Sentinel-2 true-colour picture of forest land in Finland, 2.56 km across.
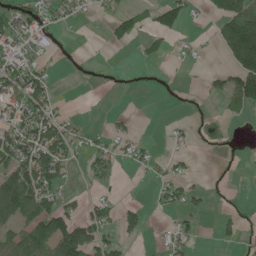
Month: June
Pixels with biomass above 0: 35%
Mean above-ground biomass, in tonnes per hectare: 35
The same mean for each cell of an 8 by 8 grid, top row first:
48 27 13 25 34 68 22 129
39 12 0 7 10 7 6 153
65 39 1 0 0 1 17 104
51 49 3 5 0 0 2 24
88 99 24 27 15 9 4 7
113 74 6 30 6 27 5 3
128 63 26 33 28 31 17 8
73 96 120 39 13 35 0 17
